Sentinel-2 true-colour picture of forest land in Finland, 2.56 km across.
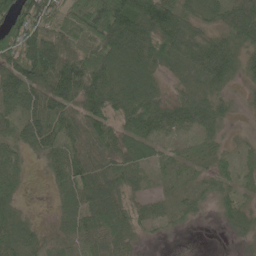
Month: June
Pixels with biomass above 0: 87%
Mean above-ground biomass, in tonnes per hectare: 62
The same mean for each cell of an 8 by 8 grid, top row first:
94 74 77 148 145 80 45 79
96 114 65 110 102 78 72 56
100 101 100 74 86 32 61 33
61 93 79 83 106 68 69 15
45 69 54 70 65 30 31 18
38 31 83 69 35 31 43 41
35 5 73 89 44 34 18 49
58 30 59 67 18 3 0 17
